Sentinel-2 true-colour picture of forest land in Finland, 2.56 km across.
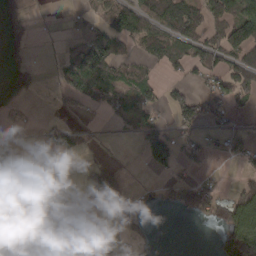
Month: March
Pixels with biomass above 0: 44%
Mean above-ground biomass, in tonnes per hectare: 50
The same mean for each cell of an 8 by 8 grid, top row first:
70 1 18 87 101 127 70 127
77 1 69 97 51 68 80 108
84 3 120 56 50 24 48 75
12 6 19 31 57 71 50 15
17 52 33 1 69 58 23 27
62 5 10 75 4 24 16 18
101 50 0 11 21 36 67 118
96 106 68 12 30 0 5 137
